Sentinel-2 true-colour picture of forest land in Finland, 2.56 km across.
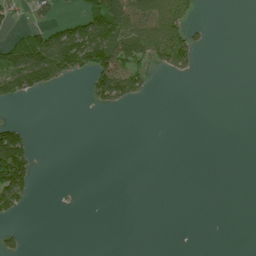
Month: July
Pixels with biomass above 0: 22%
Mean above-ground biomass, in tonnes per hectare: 28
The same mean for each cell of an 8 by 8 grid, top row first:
25 27 53 192 122 92 0 0
69 110 132 128 116 124 10 0
91 64 16 136 38 7 0 0
0 0 0 13 0 0 0 0
82 0 0 0 0 0 0 0
101 0 0 0 0 0 0 0
43 0 2 0 0 0 0 0
23 0 0 0 0 0 0 0
